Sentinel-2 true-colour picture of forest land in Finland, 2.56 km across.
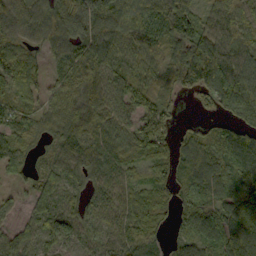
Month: September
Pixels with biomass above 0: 90%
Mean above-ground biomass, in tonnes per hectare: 78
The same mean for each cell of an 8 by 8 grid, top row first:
92 84 135 132 104 161 56 86
89 60 89 84 72 97 128 89
87 40 87 78 65 69 148 126
52 63 101 74 85 31 28 99
52 37 104 68 94 74 82 119
37 46 64 62 34 77 79 91
31 48 63 67 69 73 71 102
58 48 59 50 64 42 85 131
